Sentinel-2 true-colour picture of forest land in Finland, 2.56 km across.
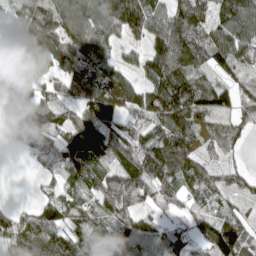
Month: April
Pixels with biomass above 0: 84%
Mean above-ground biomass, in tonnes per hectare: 86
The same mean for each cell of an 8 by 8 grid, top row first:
73 94 91 130 122 93 72 120
103 101 97 57 51 122 100 102
67 44 96 91 64 134 66 58
112 89 80 109 80 151 96 78
42 79 144 97 101 123 50 39
0 42 87 74 129 108 78 40
34 52 64 88 56 45 66 40
91 103 114 123 117 83 94 129
